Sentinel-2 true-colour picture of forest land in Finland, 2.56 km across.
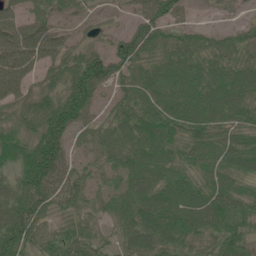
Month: June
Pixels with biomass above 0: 88%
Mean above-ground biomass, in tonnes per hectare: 66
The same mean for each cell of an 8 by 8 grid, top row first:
50 63 35 18 53 36 6 16
84 74 52 51 77 62 56 60
69 46 107 66 71 80 88 76
61 95 87 38 77 81 82 70
83 102 30 75 90 71 84 69
59 90 43 43 77 74 68 65
78 46 48 49 85 95 98 73
72 59 87 37 78 77 61 67
